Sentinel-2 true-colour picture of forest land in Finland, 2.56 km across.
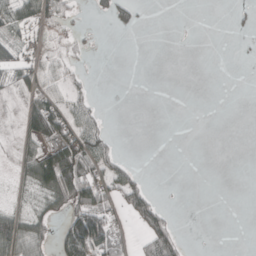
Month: April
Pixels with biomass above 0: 34%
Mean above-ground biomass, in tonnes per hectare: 31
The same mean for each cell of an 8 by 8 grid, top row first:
50 50 9 45 9 0 0 9
39 21 12 0 0 0 0 2
44 39 15 0 0 0 0 0
14 128 52 1 0 0 0 0
23 90 104 34 0 0 0 0
21 167 140 58 13 0 0 0
26 53 109 50 74 5 0 0
119 43 176 73 40 49 0 0
